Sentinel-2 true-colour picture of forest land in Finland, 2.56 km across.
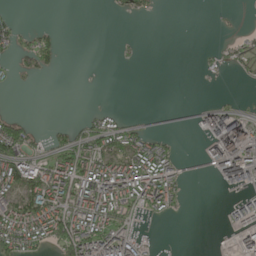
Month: May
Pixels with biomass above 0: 38%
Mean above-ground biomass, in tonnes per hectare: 42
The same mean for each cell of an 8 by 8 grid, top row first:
8 0 0 6 14 0 4 1
40 49 0 1 2 0 10 33
15 6 0 0 0 0 8 14
4 0 4 20 1 2 50 38
109 27 70 69 71 16 59 128
111 101 122 121 117 55 11 118
101 126 96 111 65 27 0 54
107 72 120 115 23 1 0 39
